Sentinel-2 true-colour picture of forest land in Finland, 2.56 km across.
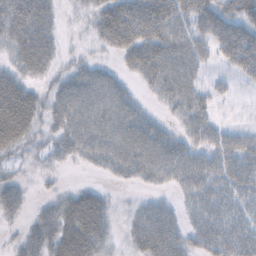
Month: October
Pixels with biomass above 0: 76%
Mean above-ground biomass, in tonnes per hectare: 41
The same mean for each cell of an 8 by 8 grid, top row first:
65 38 10 66 77 56 58 46
42 41 6 33 67 61 36 74
46 20 50 36 27 58 17 17
100 34 63 64 25 26 29 3
54 18 48 62 67 40 42 41
18 9 2 18 34 47 51 45
29 23 76 19 24 20 41 31
15 47 88 21 46 43 42 45
